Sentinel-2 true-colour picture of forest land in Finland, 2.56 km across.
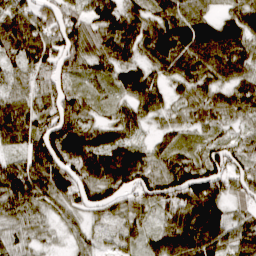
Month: March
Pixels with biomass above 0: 93%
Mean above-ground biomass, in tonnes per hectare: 72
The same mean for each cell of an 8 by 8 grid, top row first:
87 80 62 98 74 76 51 71
84 92 91 92 64 99 100 81
51 67 51 59 93 59 73 69
78 72 79 37 64 42 68 68
42 112 97 71 35 46 49 51
89 100 95 107 78 96 112 73
77 48 64 68 54 88 115 55
49 25 38 16 46 103 96 79
